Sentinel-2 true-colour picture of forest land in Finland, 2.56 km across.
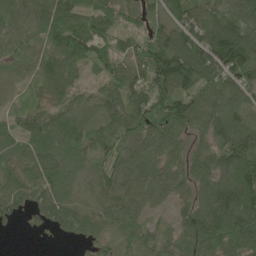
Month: June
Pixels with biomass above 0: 92%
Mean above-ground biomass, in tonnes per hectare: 86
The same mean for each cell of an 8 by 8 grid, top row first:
68 109 110 104 91 95 87 102
52 77 119 95 113 127 146 155
46 83 47 104 107 154 124 99
36 76 61 79 118 132 88 60
51 85 74 81 89 56 65 106
67 102 48 93 93 76 92 120
69 94 58 71 64 47 98 141
1 7 54 44 60 60 142 149
